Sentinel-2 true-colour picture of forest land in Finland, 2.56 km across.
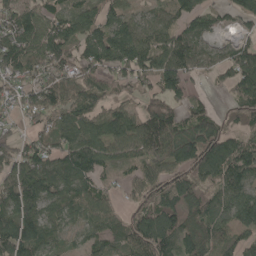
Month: May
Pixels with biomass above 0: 85%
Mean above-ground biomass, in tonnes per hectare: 95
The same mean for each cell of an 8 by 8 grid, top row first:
111 96 109 84 51 72 70 85
130 142 94 126 113 110 42 84
96 104 92 75 74 126 26 119
58 95 110 81 86 75 60 75
81 86 130 96 112 131 142 98
114 126 137 48 84 83 84 117
142 90 98 62 78 93 88 131
147 86 45 77 122 96 103 77
